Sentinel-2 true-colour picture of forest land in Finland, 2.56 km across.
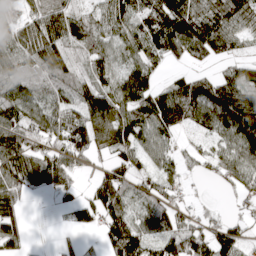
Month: April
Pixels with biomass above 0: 80%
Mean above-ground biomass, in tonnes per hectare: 74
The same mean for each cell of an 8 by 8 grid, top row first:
60 95 49 79 82 118 89 97
84 95 59 60 81 72 70 26
70 58 60 69 93 43 85 92
85 80 98 102 106 156 119 191
102 64 106 71 66 35 27 102
103 98 29 86 48 46 27 59
66 2 57 110 51 68 17 10
64 1 12 99 88 118 118 58
